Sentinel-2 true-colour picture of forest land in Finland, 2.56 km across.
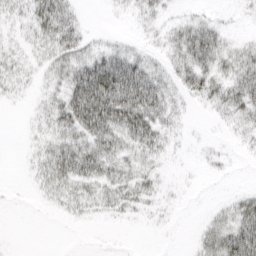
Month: March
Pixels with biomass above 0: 54%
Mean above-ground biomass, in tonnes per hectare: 23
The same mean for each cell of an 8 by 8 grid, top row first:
15 59 15 2 15 9 10 4
10 26 31 18 9 30 64 21
15 14 62 90 60 27 39 49
1 24 80 87 66 17 11 33
0 21 42 42 41 6 6 7
0 29 45 30 22 2 5 1
1 6 17 18 14 6 4 30
0 0 0 0 0 0 24 72
